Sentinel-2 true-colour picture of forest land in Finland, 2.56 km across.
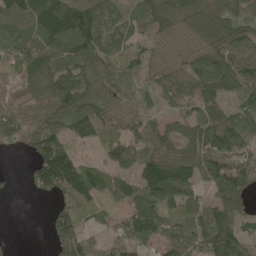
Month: May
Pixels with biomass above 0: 83%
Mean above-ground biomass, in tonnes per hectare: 93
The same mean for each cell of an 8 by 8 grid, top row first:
110 141 147 73 93 122 118 90
95 120 136 83 57 74 116 99
82 115 126 85 36 77 120 113
119 129 137 82 44 41 71 68
65 134 62 52 92 89 146 110
8 181 135 75 120 169 103 138
0 23 68 41 110 83 101 74
4 35 129 65 101 93 138 102
